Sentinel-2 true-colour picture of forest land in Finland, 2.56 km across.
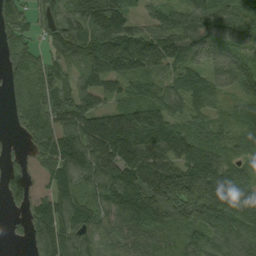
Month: September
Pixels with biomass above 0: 90%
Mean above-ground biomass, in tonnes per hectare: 112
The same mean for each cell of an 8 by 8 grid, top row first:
106 98 162 201 56 85 111 107
117 71 145 165 160 133 87 104
90 112 89 113 95 85 83 102
75 125 156 112 149 76 85 56
23 138 166 197 169 141 118 62
84 75 108 143 163 156 178 77
41 125 102 124 207 160 155 121
20 114 82 80 90 78 93 91
